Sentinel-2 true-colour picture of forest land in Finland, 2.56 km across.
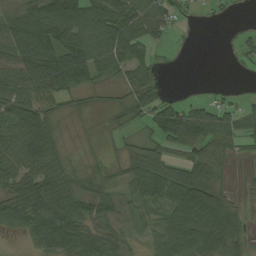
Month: August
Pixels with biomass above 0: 75%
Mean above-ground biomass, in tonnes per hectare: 56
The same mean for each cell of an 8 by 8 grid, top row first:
60 94 93 87 94 37 8 3
83 84 84 86 56 6 0 22
86 96 63 28 65 0 1 2
77 52 15 18 69 72 62 51
75 85 8 9 42 67 94 39
74 78 42 19 71 79 80 2
75 86 81 71 47 88 137 27
10 61 83 63 34 94 91 47
